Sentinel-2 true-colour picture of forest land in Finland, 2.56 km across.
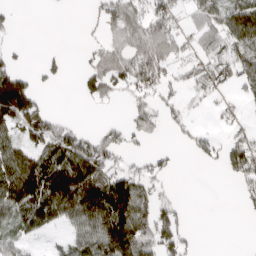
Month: April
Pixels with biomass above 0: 52%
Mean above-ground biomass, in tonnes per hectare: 68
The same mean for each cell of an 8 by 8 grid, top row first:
14 0 1 94 110 53 98 174
20 6 8 70 120 71 66 102
121 18 33 87 88 34 82 64
143 44 1 2 68 41 14 19
73 91 105 69 17 14 48 84
140 151 160 108 62 14 0 76
117 133 153 179 95 58 0 11
51 15 86 160 134 89 0 0
